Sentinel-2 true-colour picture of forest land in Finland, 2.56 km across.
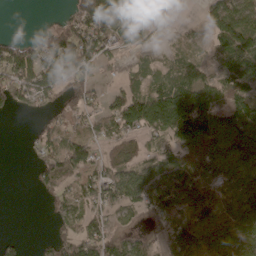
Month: April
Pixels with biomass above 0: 70%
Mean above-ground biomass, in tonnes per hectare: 67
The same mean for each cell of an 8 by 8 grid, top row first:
0 0 102 103 71 9 41 73
72 87 134 63 40 19 20 96
127 84 81 21 31 77 59 76
26 36 59 56 140 183 124 122
0 67 93 48 29 61 135 198
0 66 65 66 68 96 104 105
0 13 55 61 62 87 70 118
19 31 80 60 34 34 67 77
